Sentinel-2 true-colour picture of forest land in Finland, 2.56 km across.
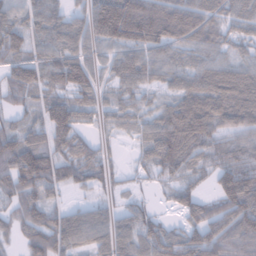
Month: February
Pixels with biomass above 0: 85%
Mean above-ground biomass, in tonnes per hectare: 80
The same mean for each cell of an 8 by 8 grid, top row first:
65 80 49 159 153 132 78 68
87 77 75 74 100 72 67 34
84 77 104 48 71 65 90 92
44 95 74 49 45 117 137 115
107 103 78 16 54 150 84 67
123 131 71 40 21 59 36 119
67 78 40 38 40 43 63 114
35 109 75 95 91 80 105 101
